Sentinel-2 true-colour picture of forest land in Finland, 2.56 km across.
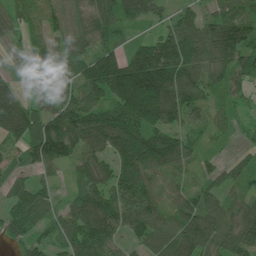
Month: July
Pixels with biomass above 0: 91%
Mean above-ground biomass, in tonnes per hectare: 76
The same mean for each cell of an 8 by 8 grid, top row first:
59 67 63 90 66 44 46 76
19 67 71 35 57 100 108 98
34 91 58 101 171 118 79 53
142 72 98 83 158 98 53 22
51 152 100 101 137 83 25 18
35 30 65 79 94 51 34 46
70 53 97 114 96 71 85 65
57 40 102 66 61 88 81 95
